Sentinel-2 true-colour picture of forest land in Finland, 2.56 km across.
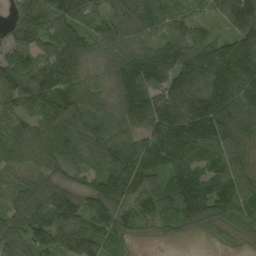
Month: September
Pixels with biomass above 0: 95%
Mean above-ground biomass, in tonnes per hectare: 92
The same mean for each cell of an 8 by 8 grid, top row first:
43 96 91 65 95 71 40 95
100 92 135 70 66 95 96 121
110 134 86 58 141 116 124 146
69 110 91 61 114 116 162 116
104 108 95 90 86 165 126 76
41 59 51 116 98 114 98 82
76 88 102 101 65 131 110 88
93 105 156 72 11 20 12 20
